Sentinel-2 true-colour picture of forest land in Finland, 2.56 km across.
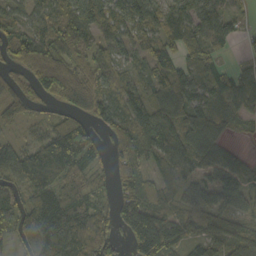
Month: October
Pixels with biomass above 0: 84%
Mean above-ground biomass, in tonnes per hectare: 93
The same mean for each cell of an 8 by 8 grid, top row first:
58 69 122 102 95 85 94 53
75 109 116 74 70 86 89 18
42 149 118 100 74 122 87 67
65 30 82 101 106 124 104 53
48 135 165 48 104 107 88 12
108 174 95 50 76 74 63 82
98 142 124 74 174 74 104 78
62 165 119 78 200 114 90 120
